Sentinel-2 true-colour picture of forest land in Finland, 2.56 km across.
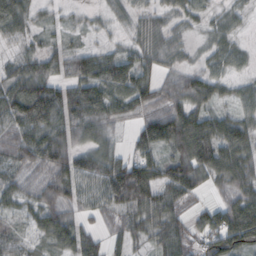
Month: October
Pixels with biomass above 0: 87%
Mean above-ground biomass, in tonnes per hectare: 61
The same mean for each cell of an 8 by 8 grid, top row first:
71 29 20 23 39 35 30 24
39 44 35 30 55 33 28 26
69 65 83 89 63 45 54 25
98 120 99 62 52 76 60 44
66 102 67 40 69 99 104 87
42 59 89 92 109 96 67 78
37 63 55 63 81 56 34 93
44 53 69 36 37 72 61 105
